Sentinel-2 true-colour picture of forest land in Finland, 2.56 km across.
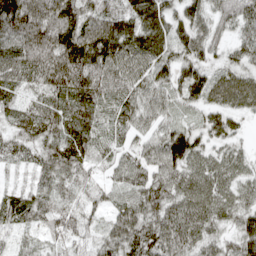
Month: April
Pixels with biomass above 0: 96%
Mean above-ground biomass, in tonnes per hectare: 75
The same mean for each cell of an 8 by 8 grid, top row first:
137 94 87 87 113 68 70 80
74 106 123 101 90 60 63 51
71 90 109 91 73 76 85 73
58 79 92 68 78 44 62 55
67 70 81 54 60 110 58 35
22 64 58 45 75 78 82 61
76 73 68 57 94 77 79 70
36 41 59 82 106 100 62 73
